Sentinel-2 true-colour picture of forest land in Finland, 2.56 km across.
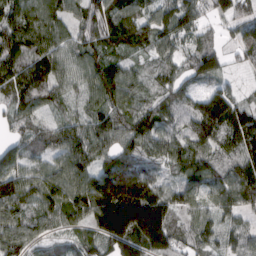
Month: March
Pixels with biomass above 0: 93%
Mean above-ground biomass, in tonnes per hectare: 99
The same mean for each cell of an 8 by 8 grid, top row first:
105 95 75 124 84 121 61 93
111 99 79 64 54 74 85 66
109 103 71 151 55 84 82 17
73 44 49 92 72 82 147 104
81 85 123 96 104 88 95 116
117 110 131 147 114 66 98 109
103 88 147 249 250 102 61 92
111 61 76 156 185 109 60 60
